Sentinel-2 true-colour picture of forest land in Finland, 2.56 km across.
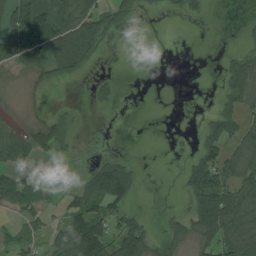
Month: August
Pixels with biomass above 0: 49%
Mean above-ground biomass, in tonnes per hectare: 44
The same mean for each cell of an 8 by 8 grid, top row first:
85 96 94 65 18 17 18 2
100 91 104 10 0 0 1 21
15 35 21 19 0 0 0 92
12 31 15 8 0 0 21 64
64 71 12 1 0 6 66 62
39 25 29 162 10 7 109 76
40 24 65 68 6 7 113 110
37 34 126 75 93 54 54 99
